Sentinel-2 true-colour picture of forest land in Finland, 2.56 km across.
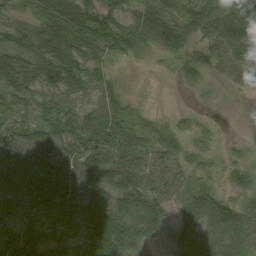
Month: August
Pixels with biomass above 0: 87%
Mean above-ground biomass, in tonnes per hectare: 51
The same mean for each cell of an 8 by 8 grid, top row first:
26 72 86 54 63 58 74 78
46 75 75 55 48 68 53 72
76 71 58 27 2 19 21 45
41 43 41 56 14 8 4 0
56 38 58 69 45 34 14 7
78 70 63 76 56 34 18 40
54 59 75 75 73 33 97 58
54 29 36 92 51 39 82 67
